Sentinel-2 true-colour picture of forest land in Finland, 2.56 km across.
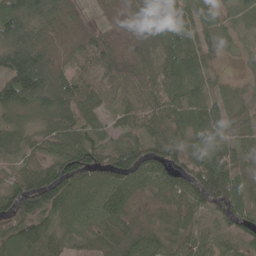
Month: May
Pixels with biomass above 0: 93%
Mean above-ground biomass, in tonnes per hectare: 78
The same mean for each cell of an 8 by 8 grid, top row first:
125 99 39 39 76 108 52 37
165 87 66 62 86 98 66 31
153 141 91 78 77 85 57 21
55 112 101 57 79 69 81 61
49 63 100 76 80 88 91 45
51 80 103 88 71 78 109 72
106 80 80 72 36 80 63 74
89 78 48 98 86 75 47 53
